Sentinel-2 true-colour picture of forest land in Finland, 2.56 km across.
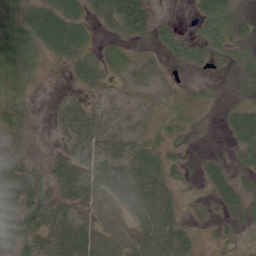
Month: June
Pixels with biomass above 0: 82%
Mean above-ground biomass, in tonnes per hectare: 39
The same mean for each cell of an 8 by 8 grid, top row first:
64 80 58 76 71 6 57 23
92 68 60 30 17 46 45 24
66 6 33 27 37 9 11 14
33 6 49 30 14 20 6 31
17 5 51 51 40 25 3 38
82 43 50 58 70 25 22 28
66 60 30 38 71 33 9 28
55 51 65 52 68 52 7 11
